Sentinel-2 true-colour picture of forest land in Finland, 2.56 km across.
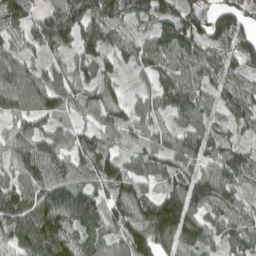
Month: April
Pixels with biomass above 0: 91%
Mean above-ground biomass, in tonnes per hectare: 86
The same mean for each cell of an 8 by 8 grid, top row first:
92 86 112 98 71 113 90 93
59 80 111 62 67 96 87 97
84 84 86 46 36 90 81 68
59 72 54 87 67 86 59 74
94 83 72 40 63 79 75 49
87 104 86 108 77 92 91 85
113 112 140 89 98 154 109 81
65 103 79 77 133 115 81 94
